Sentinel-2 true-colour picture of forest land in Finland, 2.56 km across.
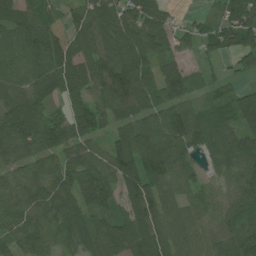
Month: July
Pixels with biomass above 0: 91%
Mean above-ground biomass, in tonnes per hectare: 93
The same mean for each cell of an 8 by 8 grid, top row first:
102 66 75 123 119 32 26 130
98 131 91 115 114 53 50 99
108 137 93 170 118 102 34 30
137 66 77 98 89 112 52 116
159 121 87 77 125 116 83 71
66 104 114 109 154 95 34 53
61 94 105 59 135 99 77 64
78 88 67 109 102 111 84 101
